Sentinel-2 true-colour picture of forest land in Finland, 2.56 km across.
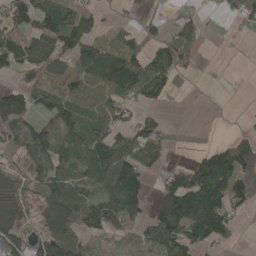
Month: May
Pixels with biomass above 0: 61%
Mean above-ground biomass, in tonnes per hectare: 74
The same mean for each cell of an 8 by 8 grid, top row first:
99 143 81 11 23 30 6 55
111 96 97 62 50 74 2 9
32 69 68 133 121 32 0 2
147 102 92 79 37 0 0 3
66 137 123 102 113 7 18 65
49 94 82 141 80 88 193 76
74 74 98 101 68 155 185 49
98 120 71 44 60 138 94 11
